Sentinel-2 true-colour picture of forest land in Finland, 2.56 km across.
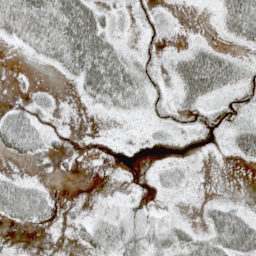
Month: May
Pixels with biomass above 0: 57%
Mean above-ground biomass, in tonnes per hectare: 27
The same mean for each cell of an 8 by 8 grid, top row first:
79 72 80 19 14 8 2 56
12 59 82 44 12 8 28 13
2 1 44 83 40 30 72 29
29 17 3 21 19 26 21 21
47 21 10 3 5 12 13 37
15 2 3 3 4 22 2 0
42 23 8 12 28 4 24 24
1 1 16 47 56 41 52 87
